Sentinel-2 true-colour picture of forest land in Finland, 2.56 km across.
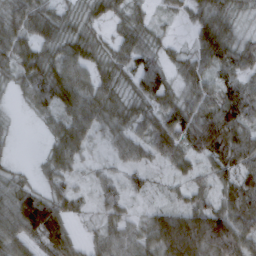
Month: March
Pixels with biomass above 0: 87%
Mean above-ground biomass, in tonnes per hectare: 56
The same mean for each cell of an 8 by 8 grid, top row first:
60 45 33 40 27 25 57 27
66 45 42 41 49 20 76 51
38 83 12 48 79 28 49 61
6 46 54 59 44 75 67 101
8 28 56 32 54 75 92 78
35 39 20 26 30 29 36 71
131 117 23 41 21 55 81 79
83 87 28 55 65 163 156 104
